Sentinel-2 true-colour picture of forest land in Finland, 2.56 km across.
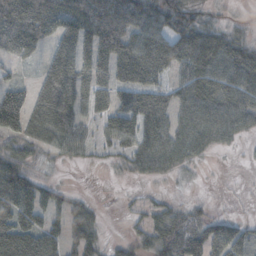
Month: October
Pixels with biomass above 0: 67%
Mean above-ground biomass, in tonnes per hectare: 50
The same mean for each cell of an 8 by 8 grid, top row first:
100 81 80 94 70 61 19 5
55 31 63 86 68 45 84 34
28 57 61 56 45 35 87 84
100 83 47 52 79 59 88 93
46 42 42 39 73 76 57 17
36 12 0 3 26 16 0 0
66 58 41 0 22 31 12 1
78 57 69 11 44 74 76 57
